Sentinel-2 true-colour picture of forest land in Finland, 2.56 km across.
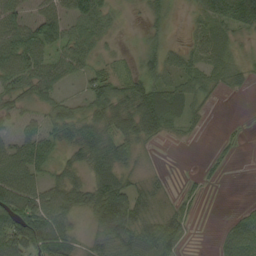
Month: September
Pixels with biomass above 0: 71%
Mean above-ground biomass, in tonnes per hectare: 45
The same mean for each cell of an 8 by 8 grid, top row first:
52 59 77 26 23 7 50 102
83 56 56 8 23 27 49 14
61 58 29 53 51 43 34 22
40 42 36 58 82 61 12 0
54 50 65 66 30 5 3 8
83 31 25 61 17 2 12 0
118 91 48 113 46 26 1 9
105 98 26 73 79 65 0 68
